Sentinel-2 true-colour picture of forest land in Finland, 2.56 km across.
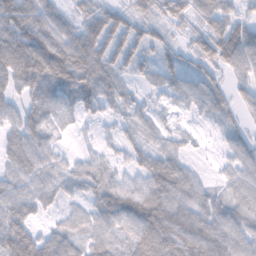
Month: February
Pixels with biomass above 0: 88%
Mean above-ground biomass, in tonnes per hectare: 57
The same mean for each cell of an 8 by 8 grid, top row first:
103 69 42 62 43 57 60 39
112 113 102 82 52 33 62 90
66 89 85 60 27 48 48 40
43 54 35 31 34 25 40 34
54 42 10 24 40 31 11 49
50 50 44 47 65 91 17 68
51 22 32 58 79 89 66 67
110 57 48 43 83 90 101 66
